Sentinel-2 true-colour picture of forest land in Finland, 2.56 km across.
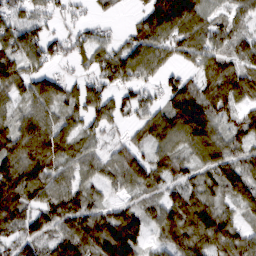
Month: March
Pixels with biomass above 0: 85%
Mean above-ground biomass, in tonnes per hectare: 77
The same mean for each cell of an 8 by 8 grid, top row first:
52 48 18 14 68 157 58 53
92 69 54 53 96 70 84 60
84 81 46 69 53 54 85 94
57 74 75 81 51 106 120 63
114 123 68 35 50 56 100 64
137 100 68 63 91 70 63 93
109 82 92 57 46 100 96 51
74 67 110 151 55 97 105 89
